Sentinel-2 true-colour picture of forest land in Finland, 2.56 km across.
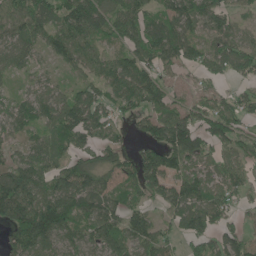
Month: June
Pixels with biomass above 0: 85%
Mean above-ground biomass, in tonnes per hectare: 85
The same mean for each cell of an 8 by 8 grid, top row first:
86 82 143 91 74 92 89 45
72 75 108 50 103 96 78 95
28 50 46 99 105 46 51 52
69 83 146 74 74 85 101 86
46 68 81 68 57 159 92 79
115 93 135 75 119 80 77 68
150 157 92 77 53 82 106 41
106 118 75 78 82 47 72 95
